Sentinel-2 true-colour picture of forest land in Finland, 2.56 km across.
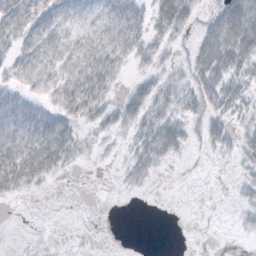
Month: October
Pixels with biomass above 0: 57%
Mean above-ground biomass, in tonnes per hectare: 20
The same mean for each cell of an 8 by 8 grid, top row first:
42 40 24 31 24 50 14 58
30 35 33 39 25 12 38 53
20 28 44 23 18 15 38 28
32 24 30 22 31 21 25 19
43 48 18 7 31 29 17 21
54 26 1 2 13 0 1 9
1 0 0 0 0 0 0 9
0 1 1 0 0 0 0 2
